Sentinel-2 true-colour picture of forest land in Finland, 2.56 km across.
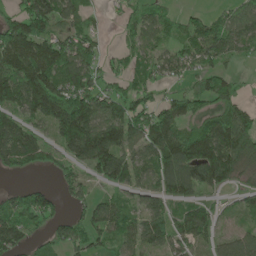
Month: May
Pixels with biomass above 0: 74%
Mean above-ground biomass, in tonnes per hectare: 97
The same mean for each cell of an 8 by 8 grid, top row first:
81 149 73 16 83 35 50 64
146 128 117 13 58 57 126 74
151 193 156 64 59 50 81 27
98 206 225 127 110 119 95 103
170 71 219 154 111 156 206 142
42 25 54 110 82 170 117 54
81 101 54 77 58 65 60 30
122 67 86 51 102 106 51 67
